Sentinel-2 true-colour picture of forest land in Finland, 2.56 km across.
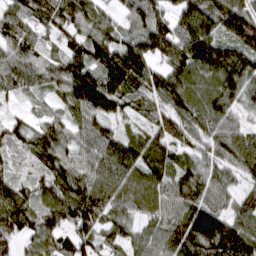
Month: March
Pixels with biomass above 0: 94%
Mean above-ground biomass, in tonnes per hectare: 101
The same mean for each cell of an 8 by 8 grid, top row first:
87 114 103 50 101 106 127 152
88 45 94 126 128 138 170 120
88 78 172 163 133 128 97 117
24 43 94 98 54 98 97 53
71 106 66 111 126 90 78 111
60 89 102 103 115 105 86 78
123 96 147 103 78 89 106 76
86 84 114 65 66 120 157 153
